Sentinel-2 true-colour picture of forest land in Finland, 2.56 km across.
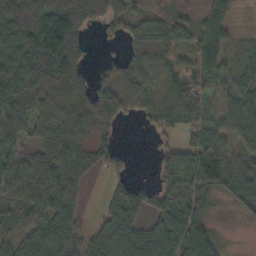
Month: October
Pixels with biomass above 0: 77%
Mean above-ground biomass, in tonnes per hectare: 63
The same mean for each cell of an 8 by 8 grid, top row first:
104 102 87 63 34 24 45 7
139 161 65 5 39 36 62 22
128 124 62 58 68 62 48 46
101 95 83 88 38 98 52 85
55 63 55 26 1 36 80 31
38 88 58 30 0 72 109 85
52 71 39 65 57 79 48 33
59 100 49 79 85 90 80 1
